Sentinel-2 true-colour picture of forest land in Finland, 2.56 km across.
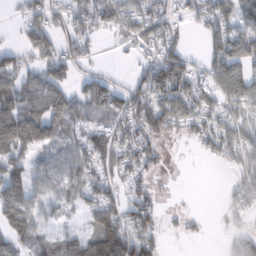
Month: February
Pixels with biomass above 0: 66%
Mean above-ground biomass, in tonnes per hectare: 59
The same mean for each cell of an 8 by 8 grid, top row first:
14 58 65 73 69 33 59 63
30 69 61 8 39 48 59 93
69 73 36 37 65 119 51 104
136 97 51 77 94 85 54 49
143 75 53 69 68 18 51 64
94 65 64 52 49 3 0 44
104 37 34 63 70 6 0 47
71 40 66 109 83 6 7 58
